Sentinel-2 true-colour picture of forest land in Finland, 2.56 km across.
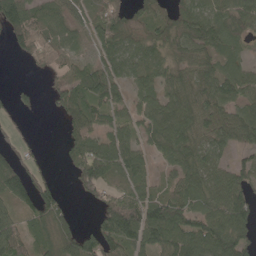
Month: May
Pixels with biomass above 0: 77%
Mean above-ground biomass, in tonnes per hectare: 67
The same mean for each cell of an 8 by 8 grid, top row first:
106 54 43 102 57 62 71 76
43 75 26 72 76 66 74 42
2 16 72 78 51 75 75 72
29 10 92 68 64 91 73 61
42 5 69 77 51 93 67 60
83 29 83 74 46 48 65 58
52 78 9 105 116 104 79 86
75 60 82 97 97 107 119 77
